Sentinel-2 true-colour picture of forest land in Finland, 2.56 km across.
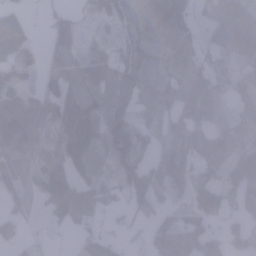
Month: January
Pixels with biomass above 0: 82%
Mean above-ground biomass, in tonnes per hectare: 82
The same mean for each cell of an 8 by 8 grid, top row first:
72 27 40 52 123 125 85 187
102 40 55 45 91 100 61 163
75 50 85 75 86 97 74 81
115 67 117 77 47 75 77 65
103 40 186 110 72 80 74 75
69 121 95 45 109 101 64 142
47 69 94 34 58 57 137 58
29 17 51 60 40 178 103 72
